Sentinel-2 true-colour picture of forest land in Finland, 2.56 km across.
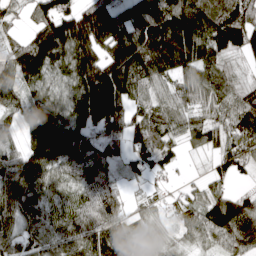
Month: April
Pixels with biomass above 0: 90%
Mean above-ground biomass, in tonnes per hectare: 110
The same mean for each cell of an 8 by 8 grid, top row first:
41 106 127 135 157 198 154 120
76 162 172 170 201 237 166 81
123 102 211 299 147 111 153 52
75 138 191 233 83 78 79 120
41 188 132 108 88 54 70 100
95 88 91 74 49 18 36 35
88 79 104 110 31 34 108 128
71 69 97 126 49 35 54 95
